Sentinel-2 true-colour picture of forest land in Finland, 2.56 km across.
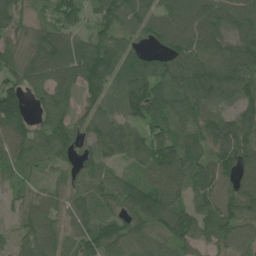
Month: June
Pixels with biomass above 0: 90%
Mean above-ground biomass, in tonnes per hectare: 87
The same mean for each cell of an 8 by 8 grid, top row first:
74 49 69 108 87 106 120 105
62 114 83 98 55 103 112 113
75 90 109 91 102 114 125 101
127 80 70 66 102 96 65 77
101 91 68 94 83 102 92 122
52 36 55 48 60 110 94 97
42 88 72 62 144 112 89 95
46 85 93 105 56 103 69 68
